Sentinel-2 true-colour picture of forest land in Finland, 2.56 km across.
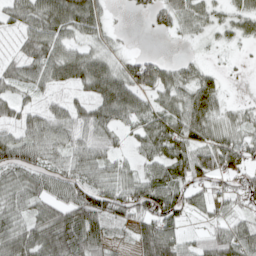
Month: April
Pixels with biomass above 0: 82%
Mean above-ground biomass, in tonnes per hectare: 55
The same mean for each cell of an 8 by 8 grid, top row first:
51 86 89 13 14 51 44 44
32 69 41 27 1 3 10 12
58 55 67 86 66 60 44 3
50 47 55 73 58 72 73 30
76 69 58 35 48 82 71 63
54 56 65 57 53 71 73 49
55 59 76 73 76 66 42 34
84 90 77 31 81 69 55 74
